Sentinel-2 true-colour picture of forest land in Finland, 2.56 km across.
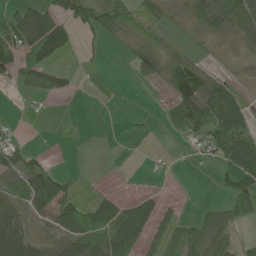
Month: June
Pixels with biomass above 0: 54%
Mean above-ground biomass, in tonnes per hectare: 41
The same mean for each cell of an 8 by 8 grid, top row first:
43 67 36 88 52 10 66 68
98 98 8 4 43 17 4 8
38 43 9 3 19 94 69 7
3 3 1 1 7 58 91 63
32 1 4 1 3 9 61 98
56 72 10 0 1 5 4 137
39 69 64 52 88 17 21 93
51 34 57 69 62 61 75 29
